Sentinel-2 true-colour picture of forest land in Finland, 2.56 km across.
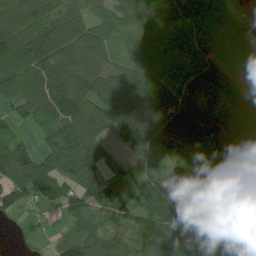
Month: July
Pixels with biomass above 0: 89%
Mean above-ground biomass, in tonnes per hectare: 86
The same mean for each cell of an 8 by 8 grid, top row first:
86 77 86 64 89 91 101 38
110 168 118 68 65 70 68 66
78 128 131 119 129 82 81 59
51 98 111 135 132 129 81 88
57 64 117 52 120 107 81 95
98 112 99 76 57 40 97 99
64 38 75 93 86 53 125 62
7 22 83 81 109 91 52 93
